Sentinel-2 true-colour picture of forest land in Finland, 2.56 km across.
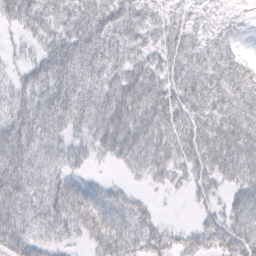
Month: February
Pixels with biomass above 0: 86%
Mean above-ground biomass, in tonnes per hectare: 49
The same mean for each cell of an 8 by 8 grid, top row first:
45 41 46 50 39 22 17 13
9 39 61 54 44 59 47 18
22 56 57 49 66 56 69 63
47 56 58 71 71 69 71 76
66 44 30 65 63 64 77 87
63 39 29 6 29 31 50 70
56 51 65 61 26 1 21 59
64 34 21 73 51 32 57 69
